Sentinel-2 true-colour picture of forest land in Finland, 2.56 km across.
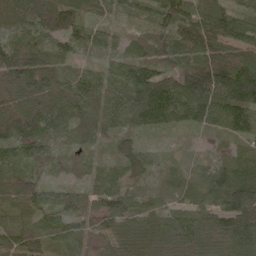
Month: May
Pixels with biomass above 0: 96%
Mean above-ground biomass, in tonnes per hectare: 78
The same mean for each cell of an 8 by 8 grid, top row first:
87 122 75 32 31 68 78 61
89 69 52 39 50 73 104 90
117 88 66 80 132 79 173 188
131 109 94 82 133 108 91 121
93 63 40 46 35 16 11 38
103 26 26 44 59 37 63 106
77 72 79 78 59 48 72 148
60 54 55 64 83 106 115 129
